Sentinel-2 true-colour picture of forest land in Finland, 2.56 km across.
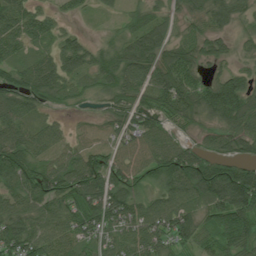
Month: July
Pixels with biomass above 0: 89%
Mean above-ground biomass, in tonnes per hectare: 73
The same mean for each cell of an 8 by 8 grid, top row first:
74 42 20 17 68 45 65 45
54 40 64 54 97 80 54 29
72 92 44 83 93 106 51 73
79 32 12 55 77 83 95 139
92 55 36 43 70 62 37 70
101 104 126 103 61 121 141 117
67 79 102 112 66 81 85 130
102 71 58 56 78 73 49 89
